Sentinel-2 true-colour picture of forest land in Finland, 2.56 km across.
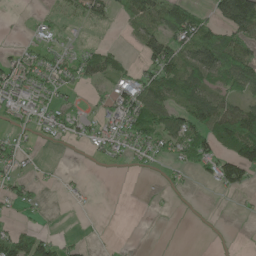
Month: May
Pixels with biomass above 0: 50%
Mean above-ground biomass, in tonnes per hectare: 39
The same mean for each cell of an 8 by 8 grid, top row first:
4 19 34 30 68 78 41 178
15 25 19 17 53 72 110 71
48 42 42 46 58 77 67 94
35 38 21 43 90 70 90 68
32 9 21 48 58 72 72 113
35 4 6 1 6 13 24 56
30 7 4 0 3 4 1 4
71 48 11 0 0 0 1 1
